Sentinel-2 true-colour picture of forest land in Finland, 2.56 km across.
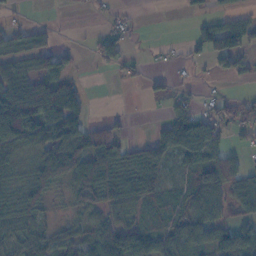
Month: November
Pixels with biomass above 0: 63%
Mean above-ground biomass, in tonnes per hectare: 48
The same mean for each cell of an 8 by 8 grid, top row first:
8 1 2 16 2 2 30 31
53 57 8 59 4 11 72 85
74 67 14 7 17 11 9 20
149 110 51 7 1 51 35 47
73 110 96 71 47 112 76 19
31 99 101 78 82 25 72 57
52 27 31 47 37 45 52 39
52 45 45 75 71 60 60 66
